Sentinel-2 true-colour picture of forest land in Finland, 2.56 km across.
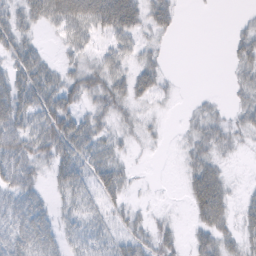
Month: February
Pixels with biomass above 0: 63%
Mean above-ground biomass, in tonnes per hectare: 26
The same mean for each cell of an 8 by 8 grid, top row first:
29 49 66 73 35 20 1 5
33 7 28 27 19 1 0 25
38 39 41 40 36 4 0 17
49 51 31 32 12 2 16 18
45 52 47 21 9 5 30 12
45 19 32 41 1 2 54 1
38 25 18 20 8 2 63 17
39 37 19 23 25 20 34 26
